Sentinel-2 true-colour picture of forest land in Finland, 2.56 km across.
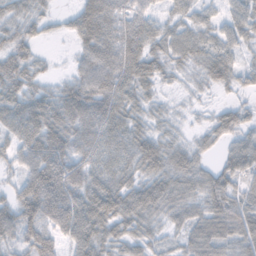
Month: November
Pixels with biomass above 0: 89%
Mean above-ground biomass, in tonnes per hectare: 50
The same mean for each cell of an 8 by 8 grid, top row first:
41 22 49 56 42 37 28 51
43 6 35 59 58 55 54 39
54 22 49 64 56 16 35 33
56 71 73 68 36 13 12 32
47 78 55 63 62 37 27 47
30 90 59 64 49 67 44 57
57 88 89 88 70 50 53 64
44 57 91 52 45 23 63 52
